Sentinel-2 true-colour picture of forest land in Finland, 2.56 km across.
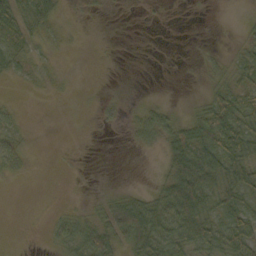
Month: October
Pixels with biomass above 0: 47%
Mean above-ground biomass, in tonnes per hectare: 19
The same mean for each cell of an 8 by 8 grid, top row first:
39 33 3 1 1 0 0 2
25 10 2 0 0 0 3 11
9 8 0 0 0 0 11 23
8 1 1 10 19 11 33 40
21 0 1 0 17 47 50 42
7 0 1 0 0 56 55 38
0 1 6 34 52 74 44 28
0 8 46 47 62 51 46 48
